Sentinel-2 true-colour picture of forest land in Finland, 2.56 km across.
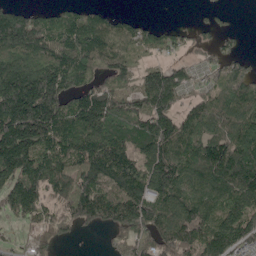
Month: May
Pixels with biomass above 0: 79%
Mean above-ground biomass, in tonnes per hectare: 128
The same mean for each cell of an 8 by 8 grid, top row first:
113 83 106 57 13 1 15 3
181 173 176 128 86 51 43 22
212 217 127 125 116 122 56 134
246 211 179 169 146 110 149 156
248 161 158 154 129 155 177 172
180 171 163 156 150 175 153 192
133 79 151 147 157 164 142 121
28 58 12 30 99 159 165 117
